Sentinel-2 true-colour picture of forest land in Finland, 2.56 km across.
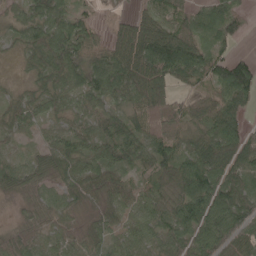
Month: May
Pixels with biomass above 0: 90%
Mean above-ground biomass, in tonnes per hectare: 64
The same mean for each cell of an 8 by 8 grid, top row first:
39 88 38 15 60 69 58 50
25 97 71 70 127 122 54 12
14 63 65 97 115 68 52 127
58 47 57 64 81 55 77 80
24 39 59 80 75 72 120 92
54 40 67 61 37 83 110 85
9 46 33 45 57 76 106 80
31 33 40 44 49 65 75 69
